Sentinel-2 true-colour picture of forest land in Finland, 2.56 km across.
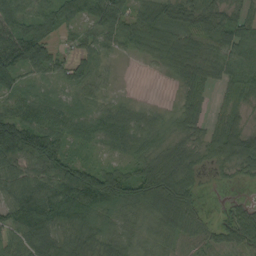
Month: August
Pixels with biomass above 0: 88%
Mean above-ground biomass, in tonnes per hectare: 67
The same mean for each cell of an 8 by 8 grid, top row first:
75 89 84 117 73 61 76 60
109 74 50 46 63 111 66 101
65 33 56 17 1 34 52 77
70 69 34 45 28 39 38 33
161 111 35 43 53 47 58 107
93 91 125 100 92 99 17 30
110 115 112 60 69 109 11 38
57 72 65 53 46 46 39 75
